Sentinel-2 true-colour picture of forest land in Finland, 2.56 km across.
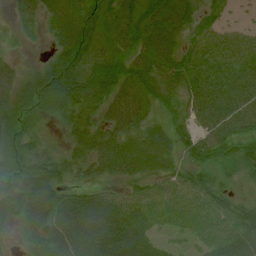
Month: July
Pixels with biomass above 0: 91%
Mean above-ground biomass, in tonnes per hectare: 55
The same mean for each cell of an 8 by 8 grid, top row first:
24 41 77 62 51 65 34 11
12 17 77 64 67 58 62 55
46 54 80 76 80 59 77 67
46 30 51 93 68 37 80 82
37 15 61 86 57 41 55 53
55 68 35 47 50 43 37 36
61 78 88 72 53 43 47 35
14 78 96 93 56 14 38 67
